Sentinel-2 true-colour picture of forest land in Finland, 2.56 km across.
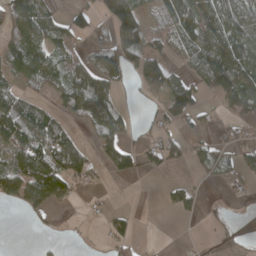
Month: April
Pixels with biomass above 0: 55%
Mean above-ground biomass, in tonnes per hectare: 56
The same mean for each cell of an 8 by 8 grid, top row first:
103 98 38 93 48 98 116 82
98 96 30 78 80 49 116 112
65 79 106 70 82 53 91 117
134 63 88 116 9 72 18 61
87 116 45 61 28 40 25 41
104 130 60 19 18 4 14 33
26 43 4 16 0 31 10 2
0 6 7 40 3 1 9 13
